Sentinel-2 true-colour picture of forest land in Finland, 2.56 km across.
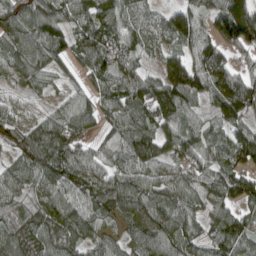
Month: April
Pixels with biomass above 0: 92%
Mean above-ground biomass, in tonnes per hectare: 100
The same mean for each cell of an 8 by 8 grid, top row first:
122 120 90 107 64 104 73 200
118 130 100 122 67 78 120 112
62 66 41 100 100 167 126 144
33 45 107 87 118 148 57 132
82 156 88 74 133 105 84 106
83 113 107 88 99 75 101 83
72 109 104 110 118 105 85 83
118 121 102 63 98 106 72 109
